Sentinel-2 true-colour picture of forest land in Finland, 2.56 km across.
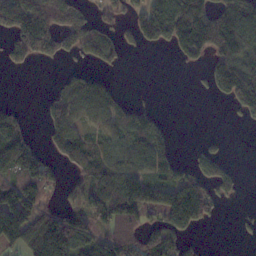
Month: November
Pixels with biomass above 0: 56%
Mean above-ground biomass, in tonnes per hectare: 87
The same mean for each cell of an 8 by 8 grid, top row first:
164 196 90 55 116 173 142 180
111 112 96 72 38 63 122 137
0 6 72 32 0 0 47 167
48 72 80 91 71 0 0 64
149 53 112 78 110 27 19 0
138 90 56 113 100 76 119 33
148 74 103 151 151 218 85 10
95 211 107 125 115 95 9 8
